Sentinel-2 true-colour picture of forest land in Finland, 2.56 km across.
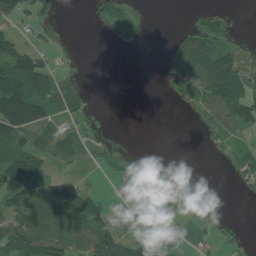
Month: July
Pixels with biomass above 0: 38%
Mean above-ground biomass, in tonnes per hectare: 45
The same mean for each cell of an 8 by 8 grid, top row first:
74 42 0 58 19 0 44 4
92 31 1 5 6 45 84 41
149 77 7 0 0 41 113 103
214 80 15 0 0 5 50 106
94 5 12 11 0 0 9 33
163 102 20 8 11 4 0 34
93 127 112 17 11 11 11 0
110 108 80 106 64 12 19 15
